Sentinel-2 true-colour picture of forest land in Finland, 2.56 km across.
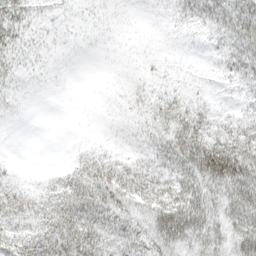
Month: April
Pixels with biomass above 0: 92%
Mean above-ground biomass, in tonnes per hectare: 32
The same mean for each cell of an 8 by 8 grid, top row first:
38 16 12 14 10 24 38 55
30 16 11 9 13 13 17 47
21 10 4 11 18 21 17 31
10 1 4 14 25 37 26 21
2 0 7 18 21 52 76 61
18 12 37 48 38 43 79 81
33 31 54 49 45 75 63 68
38 53 64 44 42 63 55 65
